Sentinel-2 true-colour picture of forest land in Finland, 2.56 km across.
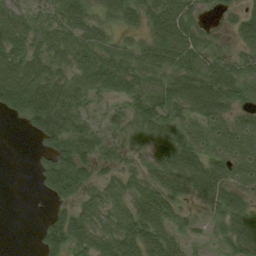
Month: August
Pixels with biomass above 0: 80%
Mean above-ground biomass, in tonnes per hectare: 50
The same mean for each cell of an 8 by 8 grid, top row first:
61 45 57 39 53 81 13 37
62 58 61 43 43 83 37 34
96 70 42 67 51 58 72 58
43 94 45 25 65 47 69 32
0 47 67 33 34 63 50 56
0 75 73 28 38 64 76 44
0 16 47 55 73 35 32 52
0 64 69 81 77 37 16 63
